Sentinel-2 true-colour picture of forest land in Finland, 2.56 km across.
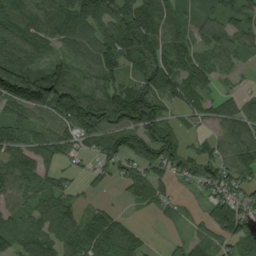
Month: August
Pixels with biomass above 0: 83%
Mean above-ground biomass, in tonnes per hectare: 84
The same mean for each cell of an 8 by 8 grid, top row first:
94 88 113 101 120 78 80 86
101 55 72 106 113 93 73 67
203 187 90 92 102 100 70 28
78 97 147 152 177 35 57 84
95 81 74 100 121 87 47 109
96 59 27 49 75 62 90 82
74 100 64 29 23 36 45 72
100 87 86 107 38 19 53 73
